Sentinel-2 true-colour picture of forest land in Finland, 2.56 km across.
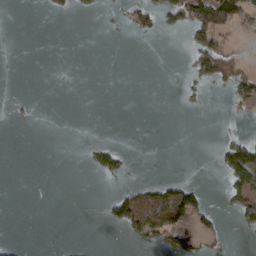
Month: March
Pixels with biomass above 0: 15%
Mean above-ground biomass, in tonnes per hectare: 20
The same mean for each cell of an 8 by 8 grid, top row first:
0 7 8 4 45 59 111 61
0 0 0 0 0 0 99 20
0 0 0 0 0 1 54 71
1 0 0 0 0 1 3 12
0 0 1 15 0 0 0 56
0 0 0 28 1 7 0 105
0 0 0 49 119 124 29 75
4 0 0 0 47 57 14 1
